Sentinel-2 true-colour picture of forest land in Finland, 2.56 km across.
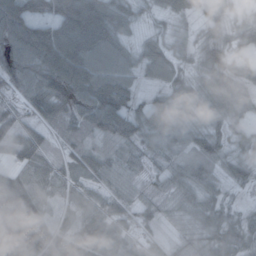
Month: October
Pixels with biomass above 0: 90%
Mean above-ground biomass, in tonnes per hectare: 70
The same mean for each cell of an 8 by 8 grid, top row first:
119 75 132 77 26 49 48 37
113 124 110 73 50 52 74 46
92 111 103 86 33 58 60 58
64 91 70 86 58 75 58 47
90 27 45 55 56 48 83 47
83 69 48 49 43 56 52 49
180 67 60 65 49 45 55 23
185 113 88 76 39 34 70 65
